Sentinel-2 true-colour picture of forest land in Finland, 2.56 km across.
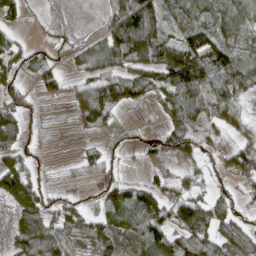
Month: April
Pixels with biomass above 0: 68%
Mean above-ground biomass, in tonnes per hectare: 61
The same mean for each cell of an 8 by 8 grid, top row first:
29 10 5 45 117 53 64 98
42 19 49 103 115 104 112 72
60 52 44 113 82 110 94 89
62 0 61 86 5 74 58 42
64 1 11 12 18 64 30 48
137 8 24 23 15 35 16 72
56 56 36 95 138 71 87 28
53 117 60 107 114 78 76 55
